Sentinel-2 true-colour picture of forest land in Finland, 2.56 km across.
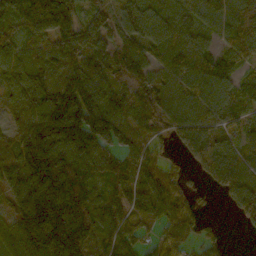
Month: October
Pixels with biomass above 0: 88%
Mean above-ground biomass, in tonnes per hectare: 113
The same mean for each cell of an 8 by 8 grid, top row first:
82 173 109 112 141 101 90 97
89 102 143 104 127 129 71 82
140 121 162 81 93 97 141 89
84 199 225 146 73 86 116 114
87 192 181 121 90 57 123 72
145 231 147 77 92 60 74 95
101 196 150 119 147 109 15 83
113 183 152 120 71 79 60 2
